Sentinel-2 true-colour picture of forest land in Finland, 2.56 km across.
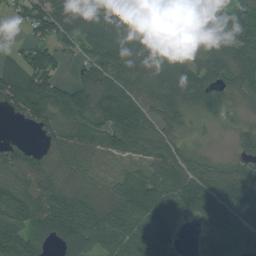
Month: July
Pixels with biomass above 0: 88%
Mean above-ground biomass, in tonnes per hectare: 102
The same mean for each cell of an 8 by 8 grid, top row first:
31 154 132 163 133 143 155 100
27 83 70 128 135 118 94 113
146 106 69 128 130 150 109 92
69 132 131 151 100 91 65 34
49 55 120 72 71 53 19 55
99 100 79 32 78 106 107 113
115 136 134 108 127 93 138 164
121 73 136 112 132 59 65 128
